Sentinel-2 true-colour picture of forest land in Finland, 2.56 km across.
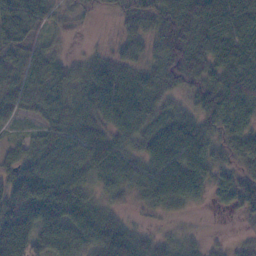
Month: November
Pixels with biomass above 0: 87%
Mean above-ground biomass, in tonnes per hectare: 56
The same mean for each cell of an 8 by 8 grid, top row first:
95 54 26 19 47 76 70 65
68 39 5 20 44 80 67 67
59 74 50 68 62 58 61 81
40 65 56 66 77 50 77 96
25 64 61 62 56 88 59 60
65 75 69 63 60 87 57 44
103 84 70 33 23 30 9 41
80 56 50 63 31 25 11 8
